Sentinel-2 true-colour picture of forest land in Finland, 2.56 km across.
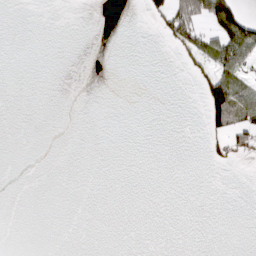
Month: March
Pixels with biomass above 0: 10%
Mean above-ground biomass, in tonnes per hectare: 12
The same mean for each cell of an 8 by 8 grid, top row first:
0 0 0 0 14 95 91 60
0 0 0 0 0 24 46 90
0 0 0 0 0 0 52 46
0 0 0 0 0 0 73 93
0 0 0 0 0 0 21 48
0 0 0 0 0 0 0 0
0 0 0 0 0 0 0 0
0 0 0 0 0 0 0 0
